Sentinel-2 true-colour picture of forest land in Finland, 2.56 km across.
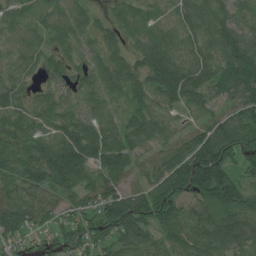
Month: July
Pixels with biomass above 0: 91%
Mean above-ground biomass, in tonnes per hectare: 67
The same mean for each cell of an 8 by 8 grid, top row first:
38 35 42 40 45 38 86 46
45 47 35 45 69 66 71 111
45 31 41 60 63 117 78 119
67 51 42 40 62 37 43 81
60 64 119 90 62 58 104 83
67 102 86 66 65 129 155 58
98 66 53 106 95 63 76 83
55 33 57 74 69 57 68 58
